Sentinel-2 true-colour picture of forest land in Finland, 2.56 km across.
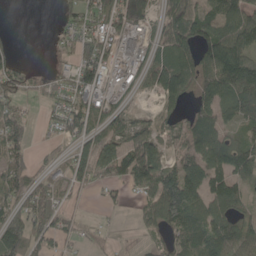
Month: May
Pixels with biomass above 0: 70%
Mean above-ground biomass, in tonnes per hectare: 74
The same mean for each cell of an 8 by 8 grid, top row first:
0 0 79 110 72 118 99 112
22 10 68 74 47 166 131 135
67 33 96 33 48 169 115 159
53 25 101 68 14 58 99 86
63 13 62 83 127 35 120 65
79 42 75 80 136 94 106 81
63 89 16 15 50 151 97 59
111 70 28 11 18 60 95 89
